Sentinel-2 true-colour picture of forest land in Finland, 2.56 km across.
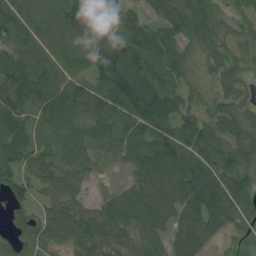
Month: July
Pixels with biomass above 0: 92%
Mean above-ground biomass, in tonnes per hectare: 84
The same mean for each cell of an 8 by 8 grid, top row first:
97 107 116 81 48 92 94 49
86 84 104 130 111 73 58 51
124 100 73 120 120 67 45 52
114 101 87 100 115 85 61 65
123 62 83 72 106 104 97 73
76 80 55 18 96 114 120 83
54 61 65 74 110 100 123 68
49 74 109 82 69 69 55 25
